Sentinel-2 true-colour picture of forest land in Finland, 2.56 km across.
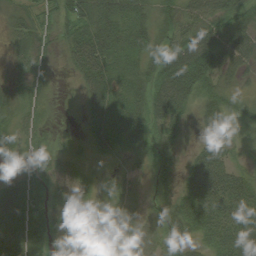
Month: August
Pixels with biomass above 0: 92%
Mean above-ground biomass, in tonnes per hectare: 48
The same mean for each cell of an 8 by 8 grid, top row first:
23 37 80 70 49 48 67 47
25 31 77 73 53 70 88 63
19 30 32 62 51 106 59 26
24 23 15 78 69 75 51 28
43 26 12 69 47 34 38 21
44 46 29 15 24 28 96 42
78 58 27 36 28 45 80 68
55 61 55 38 50 46 41 60
